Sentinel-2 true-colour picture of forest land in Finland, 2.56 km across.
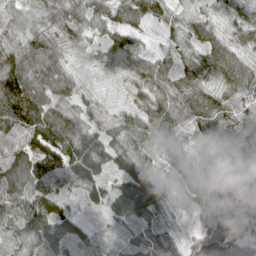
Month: April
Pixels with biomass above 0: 94%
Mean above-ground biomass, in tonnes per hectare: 77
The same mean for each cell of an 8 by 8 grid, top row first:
65 65 82 80 85 46 55 58
92 83 44 76 37 49 70 54
88 95 41 26 78 72 66 85
148 104 70 50 83 106 102 84
74 117 123 95 91 60 79 71
91 105 107 61 117 50 57 69
97 103 34 64 113 13 58 69
94 120 71 46 87 52 99 78
